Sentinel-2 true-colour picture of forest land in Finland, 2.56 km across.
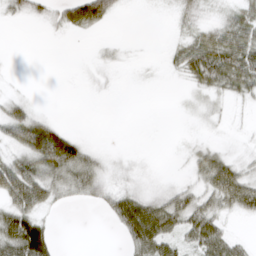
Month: March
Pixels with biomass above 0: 51%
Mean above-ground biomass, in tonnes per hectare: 28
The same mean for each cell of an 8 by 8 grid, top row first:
20 18 62 27 0 19 20 44
0 0 0 9 1 21 65 66
2 0 2 5 1 5 50 57
38 7 0 0 0 2 16 4
41 91 34 1 0 1 15 7
80 60 55 24 12 5 59 56
62 27 6 39 71 54 42 41
102 53 0 1 74 35 64 18
